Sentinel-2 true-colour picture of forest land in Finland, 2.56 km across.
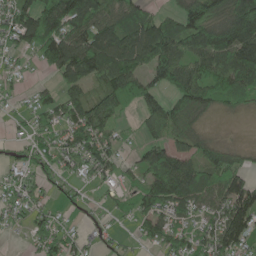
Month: May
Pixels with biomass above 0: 73%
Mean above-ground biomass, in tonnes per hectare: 82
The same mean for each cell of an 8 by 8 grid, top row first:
105 130 130 95 81 66 136 172
73 125 136 147 132 132 167 184
22 14 74 109 99 123 97 118
19 67 84 86 73 107 52 31
20 69 97 69 58 69 68 21
42 53 41 52 68 158 98 97
51 43 21 34 93 88 61 152
2 70 37 19 39 82 73 109
